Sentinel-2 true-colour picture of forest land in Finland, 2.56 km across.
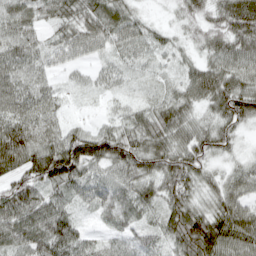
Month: April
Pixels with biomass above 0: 92%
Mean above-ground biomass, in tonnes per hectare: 60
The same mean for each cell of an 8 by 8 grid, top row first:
60 46 68 77 29 26 51 97
61 41 59 48 46 31 52 77
58 32 16 29 14 35 88 75
65 55 4 22 49 82 47 81
137 84 97 85 80 78 67 21
65 96 73 53 72 81 43 50
87 76 28 52 51 72 52 68
69 101 62 30 43 65 115 92
